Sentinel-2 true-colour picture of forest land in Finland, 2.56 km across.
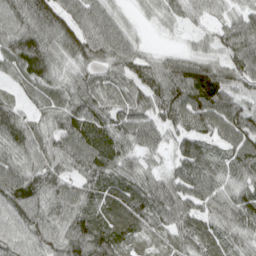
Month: April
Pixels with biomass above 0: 96%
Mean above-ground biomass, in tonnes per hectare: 71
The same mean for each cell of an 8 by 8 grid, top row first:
75 106 76 49 19 35 35 49
85 84 97 79 27 15 36 89
45 71 57 48 72 101 117 63
52 59 77 66 72 89 124 87
79 59 100 84 69 47 56 97
95 82 60 71 59 66 91 63
100 80 71 80 78 76 66 86
66 81 114 89 46 48 64 54
